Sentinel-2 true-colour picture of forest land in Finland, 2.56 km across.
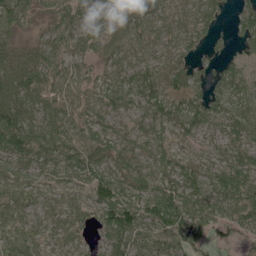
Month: May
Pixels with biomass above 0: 91%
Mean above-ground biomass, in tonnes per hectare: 63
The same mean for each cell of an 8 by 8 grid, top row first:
65 33 61 74 87 56 60 43
39 58 57 68 53 59 33 32
81 56 47 54 79 90 51 61
84 49 54 68 65 90 84 80
75 60 61 68 50 35 37 60
55 46 61 89 75 56 56 79
71 44 45 117 89 100 78 65
87 40 33 90 69 101 49 32
